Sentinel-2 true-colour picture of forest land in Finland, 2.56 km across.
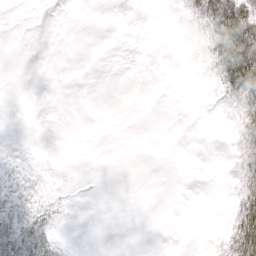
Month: April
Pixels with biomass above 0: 23%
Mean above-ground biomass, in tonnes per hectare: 10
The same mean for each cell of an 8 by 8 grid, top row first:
0 0 0 0 0 3 49 63
0 0 0 0 0 0 25 74
0 0 0 0 0 0 10 69
0 0 0 0 0 0 0 29
1 0 0 0 0 0 0 27
8 3 0 0 0 0 0 24
18 19 1 0 0 0 0 38
52 32 0 0 0 0 3 68
